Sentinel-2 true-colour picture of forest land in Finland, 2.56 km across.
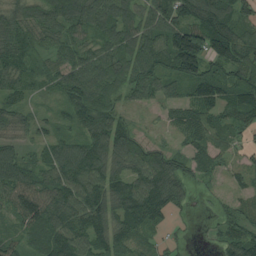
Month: August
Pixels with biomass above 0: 88%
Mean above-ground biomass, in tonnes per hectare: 86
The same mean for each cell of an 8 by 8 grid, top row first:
110 108 119 110 86 92 133 82
79 49 73 85 108 165 144 109
76 42 123 85 90 75 103 86
70 20 96 79 21 53 77 84
51 53 88 125 80 30 76 40
110 101 134 108 128 135 36 35
109 150 132 107 147 58 11 44
55 112 112 104 52 20 18 108
